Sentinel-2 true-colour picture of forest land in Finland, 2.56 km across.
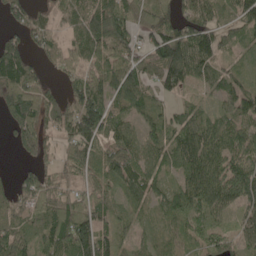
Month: May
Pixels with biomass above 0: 82%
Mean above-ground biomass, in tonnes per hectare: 85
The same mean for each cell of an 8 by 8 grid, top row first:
64 51 106 131 89 94 86 100
101 63 92 105 69 138 124 30
152 41 76 96 92 96 58 51
152 104 163 87 67 59 39 101
60 65 118 85 82 85 104 80
40 69 63 84 83 45 125 111
65 94 112 65 39 82 97 70
102 101 166 80 34 41 63 60
